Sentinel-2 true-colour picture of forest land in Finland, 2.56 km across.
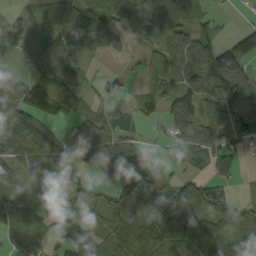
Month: September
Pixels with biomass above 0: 80%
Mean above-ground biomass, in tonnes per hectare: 72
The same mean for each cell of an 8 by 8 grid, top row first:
37 60 104 108 92 143 40 2
33 46 51 32 40 105 104 85
52 103 53 34 32 96 84 114
104 74 63 47 56 100 41 124
98 85 90 91 25 49 73 60
55 73 35 59 51 30 44 17
90 75 63 65 63 150 113 50
87 80 76 74 135 126 108 68
